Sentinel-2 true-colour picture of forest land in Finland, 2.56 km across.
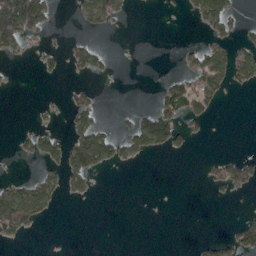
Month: April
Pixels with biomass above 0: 22%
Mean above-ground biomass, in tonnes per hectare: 21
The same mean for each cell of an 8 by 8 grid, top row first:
154 43 21 41 0 1 55 11
35 11 27 5 0 4 31 28
1 8 8 5 0 29 59 29
0 5 40 2 24 47 29 0
13 49 71 49 57 34 3 0
7 26 43 2 0 0 13 43
83 30 0 0 0 0 0 1
11 0 0 0 0 0 10 39
